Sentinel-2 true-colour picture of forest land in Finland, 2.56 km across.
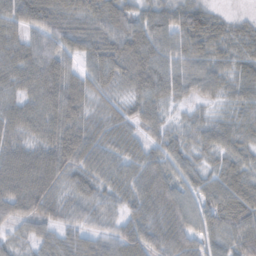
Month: November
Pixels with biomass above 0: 93%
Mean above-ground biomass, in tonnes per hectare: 58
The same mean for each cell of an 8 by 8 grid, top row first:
72 79 55 72 58 66 59 12
55 70 66 72 87 73 74 41
50 81 54 48 76 66 64 50
56 70 55 32 56 22 27 47
49 59 83 53 41 52 48 50
91 76 58 57 67 60 47 64
65 54 46 39 60 58 58 72
28 43 50 57 71 44 54 72
